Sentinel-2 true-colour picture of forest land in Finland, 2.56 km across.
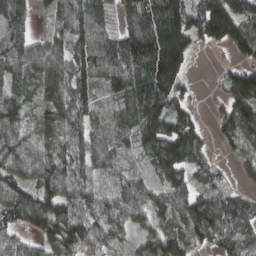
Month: March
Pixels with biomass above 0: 85%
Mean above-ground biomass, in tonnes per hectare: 87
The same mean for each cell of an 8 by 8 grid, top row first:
103 34 90 37 145 161 167 127
86 68 96 85 177 210 38 94
60 94 107 83 142 127 5 131
83 76 75 35 143 97 17 111
84 68 72 48 86 177 44 70
73 91 66 31 30 83 56 18
119 138 96 75 62 88 116 71
59 107 130 55 52 102 59 69
